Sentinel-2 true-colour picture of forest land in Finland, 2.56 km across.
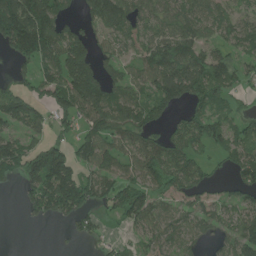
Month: June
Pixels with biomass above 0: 70%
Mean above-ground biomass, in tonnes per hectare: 89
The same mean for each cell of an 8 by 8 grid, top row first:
207 145 55 155 70 99 79 57
114 122 134 49 70 130 69 73
42 102 208 72 87 162 152 54
147 68 105 126 107 52 78 52
97 101 97 94 93 72 67 94
67 184 95 89 104 95 42 69
8 108 113 64 116 63 77 73
0 0 33 17 51 77 47 120
